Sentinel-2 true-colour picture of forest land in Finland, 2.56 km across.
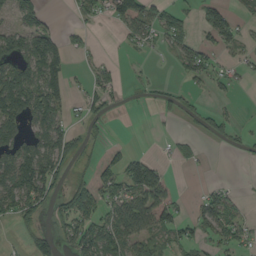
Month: August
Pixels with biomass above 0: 46%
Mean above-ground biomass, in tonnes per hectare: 48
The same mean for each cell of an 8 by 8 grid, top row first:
46 23 23 46 92 39 62 27
72 106 31 1 26 33 38 36
115 98 11 39 16 13 45 12
104 106 26 24 3 27 26 8
83 102 30 16 3 17 8 17
119 104 19 63 129 19 2 0
71 39 91 61 117 67 57 30
8 49 92 86 60 36 48 46
